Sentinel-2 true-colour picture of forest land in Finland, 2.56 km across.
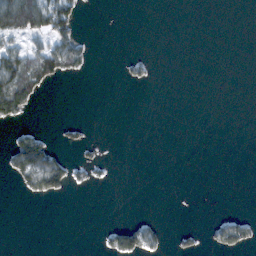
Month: February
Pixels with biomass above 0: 16%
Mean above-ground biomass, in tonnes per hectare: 17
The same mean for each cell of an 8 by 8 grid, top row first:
113 95 21 0 0 0 0 0
49 62 42 0 0 0 0 0
119 50 6 0 13 0 0 0
64 0 0 0 0 0 0 0
61 44 15 1 0 0 0 0
38 109 14 4 0 0 0 0
0 0 0 0 0 0 0 1
0 0 0 36 50 12 15 42
